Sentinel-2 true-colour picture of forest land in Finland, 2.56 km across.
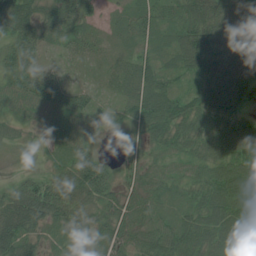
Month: July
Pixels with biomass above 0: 92%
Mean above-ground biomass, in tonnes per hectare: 46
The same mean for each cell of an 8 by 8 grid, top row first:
89 45 44 14 42 41 77 42
72 28 35 17 30 54 71 34
66 66 11 30 63 27 57 49
33 53 51 16 66 46 57 38
18 19 46 8 36 43 53 72
10 28 68 53 40 35 52 71
63 59 38 45 39 28 64 65
68 21 46 45 42 57 55 77
